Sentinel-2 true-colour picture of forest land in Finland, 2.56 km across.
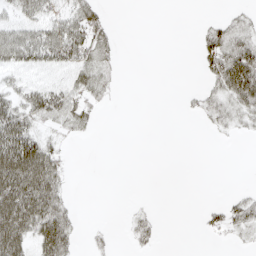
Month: April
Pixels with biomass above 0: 38%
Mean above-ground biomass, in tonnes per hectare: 22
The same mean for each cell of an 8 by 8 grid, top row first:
25 29 39 6 0 0 5 15
56 52 46 18 0 0 38 50
14 17 31 13 0 0 21 90
44 45 29 2 0 1 21 33
79 30 2 0 0 0 1 1
88 67 0 0 0 0 0 0
86 66 4 0 6 0 12 26
66 66 10 7 15 0 2 8
